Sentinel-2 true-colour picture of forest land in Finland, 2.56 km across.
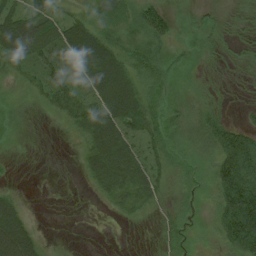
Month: August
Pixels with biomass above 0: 73%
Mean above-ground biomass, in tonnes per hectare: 28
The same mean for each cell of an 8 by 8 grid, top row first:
41 44 20 45 39 13 10 4
58 54 60 34 29 13 14 7
11 32 32 70 28 16 7 2
12 11 34 58 51 20 19 5
4 0 10 65 31 19 29 90
1 0 6 54 43 19 20 140
28 0 0 10 16 17 15 108
68 5 0 0 0 21 10 74
